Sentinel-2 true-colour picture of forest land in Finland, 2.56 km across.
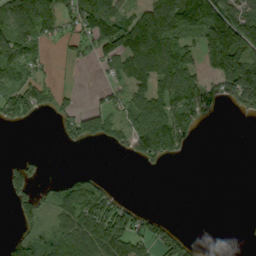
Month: September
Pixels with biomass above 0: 52%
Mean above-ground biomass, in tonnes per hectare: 73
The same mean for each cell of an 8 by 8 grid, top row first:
129 114 140 149 118 159 169 170
135 27 47 146 160 117 108 181
76 47 4 33 104 128 75 186
127 39 64 71 117 138 63 57
0 0 46 56 155 107 0 0
59 12 37 5 4 0 0 0
40 41 119 96 20 0 0 0
46 46 101 134 93 77 1 0
